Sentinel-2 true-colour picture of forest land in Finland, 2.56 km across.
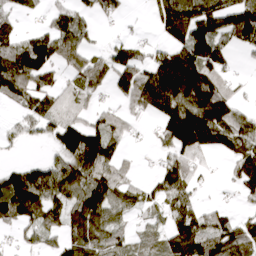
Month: April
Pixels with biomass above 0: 67%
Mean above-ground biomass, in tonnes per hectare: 84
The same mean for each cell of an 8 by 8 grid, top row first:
50 39 57 37 10 168 136 132
86 122 85 52 37 100 161 45
116 66 79 67 106 183 137 20
32 99 68 53 60 144 167 61
29 36 177 84 6 109 104 106
83 124 120 102 17 114 17 77
130 110 114 99 56 88 48 24
20 43 105 72 47 122 124 116
